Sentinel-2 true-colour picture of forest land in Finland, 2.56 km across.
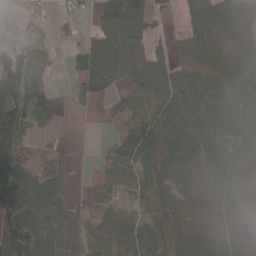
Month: May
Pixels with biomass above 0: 77%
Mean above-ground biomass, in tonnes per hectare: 68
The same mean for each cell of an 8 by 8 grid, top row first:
45 13 11 69 77 14 104 115
77 22 34 91 89 53 82 81
123 27 40 60 78 98 138 144
116 54 11 62 63 110 124 119
94 13 1 54 135 97 104 85
114 70 3 38 57 87 60 63
90 81 30 33 53 77 16 22
77 90 52 69 84 73 53 43
